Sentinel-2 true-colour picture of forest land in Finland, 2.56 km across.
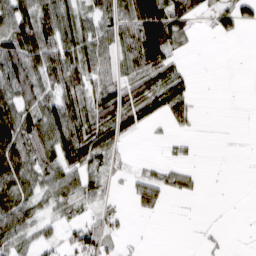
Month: March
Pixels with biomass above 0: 61%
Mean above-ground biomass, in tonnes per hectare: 49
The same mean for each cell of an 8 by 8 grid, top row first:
94 95 61 70 132 91 27 71
95 88 78 49 113 48 0 0
81 60 63 56 65 57 0 0
85 78 81 100 88 79 1 1
107 82 108 59 4 16 1 1
92 67 74 33 44 39 2 0
86 31 36 25 43 0 1 0
63 36 64 27 5 0 9 1
